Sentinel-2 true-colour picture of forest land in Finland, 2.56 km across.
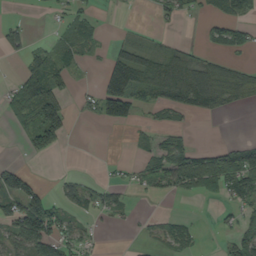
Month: September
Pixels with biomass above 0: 42%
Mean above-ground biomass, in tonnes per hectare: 40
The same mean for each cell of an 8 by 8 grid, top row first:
5 5 37 1 1 25 21 38
37 32 39 25 40 29 19 30
27 90 6 136 75 91 91 61
43 140 12 94 19 32 33 6
2 78 0 0 20 58 15 31
65 1 5 5 39 82 95 133
74 83 31 29 1 1 1 36
61 85 41 0 12 44 1 64
